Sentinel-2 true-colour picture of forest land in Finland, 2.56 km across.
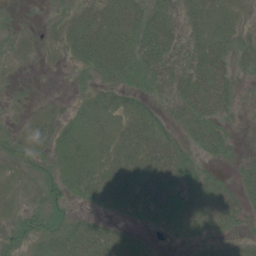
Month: June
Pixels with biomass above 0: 73%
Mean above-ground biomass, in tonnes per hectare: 25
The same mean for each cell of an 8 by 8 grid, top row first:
5 8 24 35 37 18 31 8
13 7 39 50 43 25 39 22
6 1 8 28 28 33 51 13
3 12 20 27 24 27 43 6
14 23 38 30 41 35 33 7
6 17 34 36 39 43 25 16
6 23 8 24 28 47 52 33
12 29 46 40 12 7 19 18
